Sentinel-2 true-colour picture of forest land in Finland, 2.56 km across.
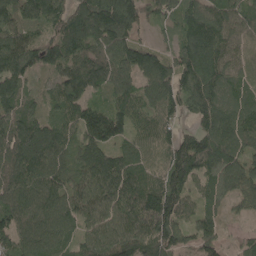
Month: May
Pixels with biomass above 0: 93%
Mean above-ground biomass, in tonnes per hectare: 121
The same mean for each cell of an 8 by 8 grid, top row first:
104 127 125 186 95 94 139 97
160 118 119 106 88 75 163 86
129 47 129 104 112 130 171 97
116 65 115 115 101 88 140 128
173 175 106 117 92 113 147 138
168 143 105 167 110 135 130 126
153 142 124 142 174 144 88 41
136 137 95 138 149 130 90 39
